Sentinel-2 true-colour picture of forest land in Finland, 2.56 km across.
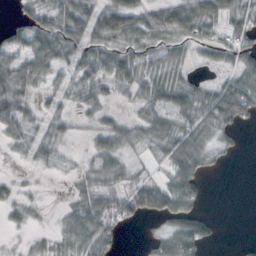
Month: October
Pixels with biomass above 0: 70%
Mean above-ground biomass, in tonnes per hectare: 34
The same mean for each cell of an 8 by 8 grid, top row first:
17 43 67 78 39 46 49 44
43 58 65 39 32 26 23 42
54 36 54 37 50 37 12 50
42 39 17 13 30 60 56 61
20 50 5 39 22 57 28 7
28 6 21 36 17 63 14 0
37 3 41 49 48 58 5 0
5 13 50 33 5 57 29 2
